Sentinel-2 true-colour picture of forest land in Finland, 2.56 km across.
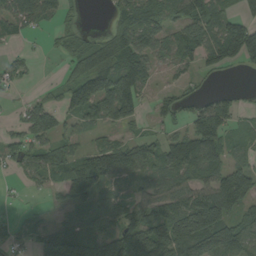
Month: August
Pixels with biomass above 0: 68%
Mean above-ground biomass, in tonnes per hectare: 76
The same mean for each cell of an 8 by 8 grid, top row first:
72 52 10 32 110 68 88 51
12 12 67 144 101 85 103 159
29 3 119 133 97 22 10 1
15 81 81 110 34 42 95 33
47 77 32 72 85 98 147 29
18 60 168 102 59 79 90 122
6 12 53 71 79 103 155 77
22 93 144 126 156 169 150 113
